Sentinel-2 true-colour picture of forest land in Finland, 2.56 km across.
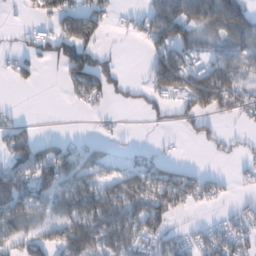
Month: January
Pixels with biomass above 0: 55%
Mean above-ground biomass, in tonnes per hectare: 55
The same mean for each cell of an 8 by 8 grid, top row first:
6 48 101 21 57 120 94 119
19 55 136 10 29 98 41 81
30 0 106 60 23 101 98 63
7 1 7 9 26 34 54 40
70 44 30 16 6 5 31 19
89 99 77 40 77 65 31 15
91 74 89 87 94 67 15 24
60 60 112 83 74 45 66 58
